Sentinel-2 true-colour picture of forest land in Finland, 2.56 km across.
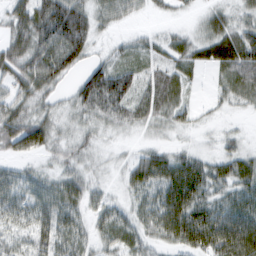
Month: February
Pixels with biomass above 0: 82%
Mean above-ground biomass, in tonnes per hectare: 44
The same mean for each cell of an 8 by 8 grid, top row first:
49 98 76 32 9 10 31 27
55 76 76 15 23 36 52 81
52 56 43 84 33 40 10 64
49 31 38 45 42 42 8 11
69 47 34 10 14 14 7 21
28 26 37 9 63 87 59 58
39 48 38 33 40 93 55 60
26 47 37 39 36 57 79 99
